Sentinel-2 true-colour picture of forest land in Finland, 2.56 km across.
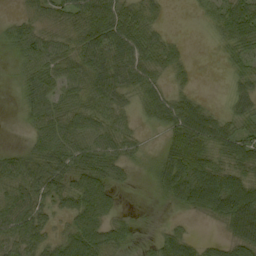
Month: September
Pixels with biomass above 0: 75%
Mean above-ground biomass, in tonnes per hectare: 37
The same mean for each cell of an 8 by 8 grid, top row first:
10 23 39 52 39 0 16 58
18 33 34 44 40 20 2 36
11 34 34 37 41 15 0 25
4 38 45 43 22 53 34 28
4 53 48 49 16 56 54 53
52 62 57 40 7 76 70 49
59 37 57 32 2 15 52 93
50 37 65 42 6 44 15 61
